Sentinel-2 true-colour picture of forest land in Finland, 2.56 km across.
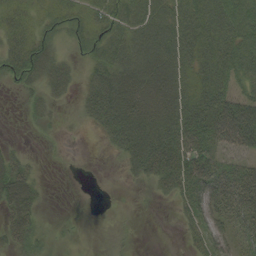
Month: September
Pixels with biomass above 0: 70%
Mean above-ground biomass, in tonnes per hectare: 37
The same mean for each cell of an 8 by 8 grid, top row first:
50 38 40 46 51 46 52 54
56 36 20 44 54 53 51 55
35 41 18 62 70 59 48 38
3 20 15 71 69 64 65 94
6 4 0 24 66 65 54 61
55 1 0 0 30 60 71 44
57 5 0 0 0 16 58 36
33 10 2 4 0 1 47 25
